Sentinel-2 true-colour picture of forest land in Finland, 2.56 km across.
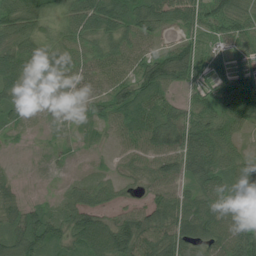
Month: July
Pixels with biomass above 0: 87%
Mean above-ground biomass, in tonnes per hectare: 57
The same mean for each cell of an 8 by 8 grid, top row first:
82 58 69 79 68 55 76 60
81 74 49 49 38 51 46 40
78 49 50 52 74 63 52 72
43 16 19 54 66 48 65 88
9 8 15 26 65 71 99 34
17 3 14 21 37 68 74 52
50 37 74 35 53 82 71 48
65 77 76 125 88 95 86 108
